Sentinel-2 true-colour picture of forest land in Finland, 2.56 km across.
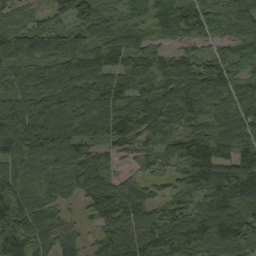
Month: September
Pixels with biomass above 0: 94%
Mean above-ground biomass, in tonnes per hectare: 115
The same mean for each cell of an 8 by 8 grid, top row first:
39 46 109 87 91 131 86 88
104 106 127 138 108 60 55 85
93 125 136 113 119 129 135 75
125 173 156 129 134 124 147 142
161 186 145 105 95 125 144 116
144 129 127 78 64 69 144 170
98 104 40 155 119 96 115 129
141 105 64 132 144 161 120 125
